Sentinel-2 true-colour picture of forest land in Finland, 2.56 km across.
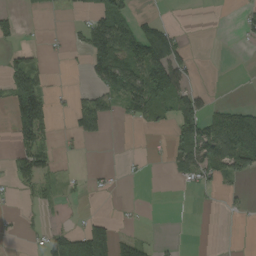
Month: August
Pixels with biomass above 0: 33%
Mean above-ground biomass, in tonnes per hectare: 40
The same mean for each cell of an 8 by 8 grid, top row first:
20 2 12 103 19 1 0 23
26 5 29 148 144 78 0 3
87 23 3 126 116 86 0 0
64 49 60 34 72 85 47 89
38 31 15 2 2 51 114 155
43 36 6 7 2 18 60 43
4 14 3 0 2 0 2 9
24 53 148 108 26 4 0 0
